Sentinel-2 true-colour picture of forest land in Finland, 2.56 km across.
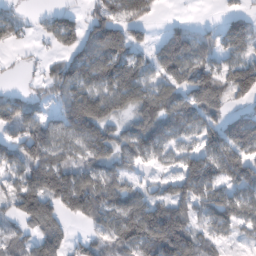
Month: February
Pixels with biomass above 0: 75%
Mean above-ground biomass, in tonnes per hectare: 91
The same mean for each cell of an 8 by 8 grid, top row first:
51 48 61 94 55 8 1 62
26 17 105 131 66 117 74 91
4 85 113 137 95 85 116 137
117 50 160 107 104 99 95 74
97 124 89 105 118 67 99 153
72 152 108 107 30 74 131 119
71 115 105 125 138 118 97 113
82 110 35 85 141 187 59 38
